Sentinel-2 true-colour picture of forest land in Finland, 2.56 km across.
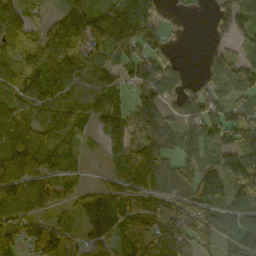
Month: October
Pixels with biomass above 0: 81%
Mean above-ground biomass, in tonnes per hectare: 98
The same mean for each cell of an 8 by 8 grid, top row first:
89 55 140 185 173 10 21 106
87 183 138 175 125 27 23 59
97 164 139 101 120 95 60 131
116 117 110 162 49 56 118 72
128 74 37 100 103 35 96 143
119 84 27 66 151 75 111 187
108 56 33 75 111 110 126 101
81 136 43 41 131 104 57 91
